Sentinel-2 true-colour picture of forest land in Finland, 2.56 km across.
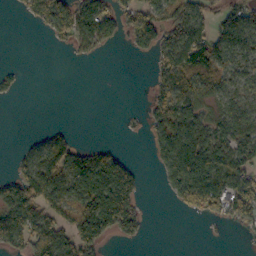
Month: October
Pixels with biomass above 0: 53%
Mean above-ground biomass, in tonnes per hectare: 65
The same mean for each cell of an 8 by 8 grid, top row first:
8 98 122 79 110 82 55 72
0 5 48 19 54 108 132 79
19 0 0 0 1 88 75 52
0 0 0 0 24 93 37 70
4 61 34 17 10 135 111 98
63 103 138 145 21 118 163 103
167 90 116 208 22 26 102 109
101 140 132 44 16 0 4 5
